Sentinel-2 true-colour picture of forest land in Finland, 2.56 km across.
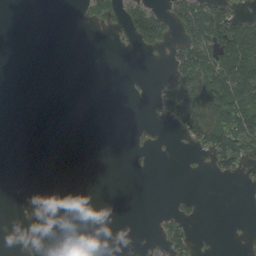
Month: August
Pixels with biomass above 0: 21%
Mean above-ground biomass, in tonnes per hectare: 24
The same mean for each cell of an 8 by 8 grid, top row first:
0 0 7 37 96 47 102 39
0 0 0 1 30 36 87 128
0 0 0 0 3 62 131 123
0 0 0 0 1 67 109 110
0 0 0 0 12 3 88 76
0 0 0 0 2 0 11 21
0 0 0 0 0 14 0 0
0 10 0 0 2 54 2 1
